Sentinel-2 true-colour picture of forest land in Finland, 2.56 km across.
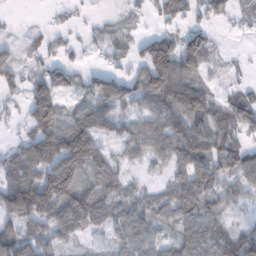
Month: February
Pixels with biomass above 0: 74%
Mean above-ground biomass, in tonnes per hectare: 68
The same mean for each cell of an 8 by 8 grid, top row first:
2 4 10 17 23 42 39 22
25 32 21 47 65 104 81 4
17 74 44 85 91 149 35 17
17 127 70 78 63 117 90 93
34 141 134 42 82 112 96 66
97 123 98 88 19 59 97 65
144 119 121 78 72 102 79 30
89 66 30 42 84 55 96 90
